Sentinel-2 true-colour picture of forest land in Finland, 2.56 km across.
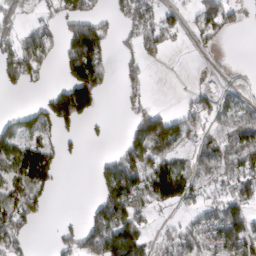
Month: March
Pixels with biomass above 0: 51%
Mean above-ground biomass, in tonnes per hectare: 72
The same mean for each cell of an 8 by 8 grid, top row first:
69 27 130 42 90 32 81 32
100 96 191 59 67 19 26 0
74 15 196 43 42 1 11 5
28 91 160 1 68 32 68 57
90 67 19 14 135 90 55 102
98 112 0 125 127 165 50 86
108 25 4 169 61 39 50 95
74 4 81 212 98 79 69 142
